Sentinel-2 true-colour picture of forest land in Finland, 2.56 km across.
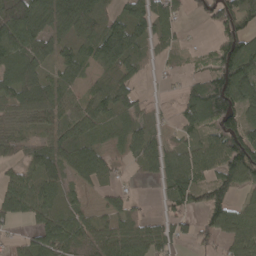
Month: April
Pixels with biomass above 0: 75%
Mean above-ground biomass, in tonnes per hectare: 62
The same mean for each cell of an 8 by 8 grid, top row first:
138 87 96 59 74 47 40 111
116 56 45 127 39 31 16 133
85 51 34 41 14 10 75 129
55 74 56 57 26 26 108 104
52 53 68 29 61 37 47 144
41 56 47 21 20 99 55 123
58 49 28 33 13 46 93 58
18 85 54 81 78 51 43 83
